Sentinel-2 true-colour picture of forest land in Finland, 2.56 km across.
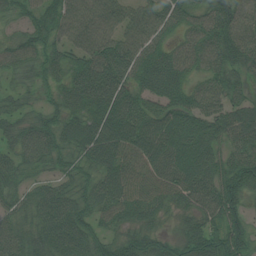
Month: August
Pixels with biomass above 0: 93%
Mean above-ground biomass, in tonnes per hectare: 62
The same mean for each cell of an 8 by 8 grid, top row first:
42 70 71 59 53 55 56 60
51 61 56 69 63 43 64 66
27 39 77 88 64 71 49 40
37 40 68 86 74 70 56 56
44 63 73 100 100 81 71 60
45 38 53 77 94 78 71 86
49 73 59 74 65 36 65 52
62 75 76 45 60 43 79 71
